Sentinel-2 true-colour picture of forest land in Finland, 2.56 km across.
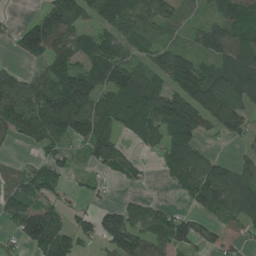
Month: July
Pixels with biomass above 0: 72%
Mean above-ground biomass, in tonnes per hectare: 79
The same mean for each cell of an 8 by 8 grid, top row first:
5 113 94 142 94 60 40 92
58 136 89 98 54 61 87 95
85 90 140 112 106 126 117 113
105 138 123 86 89 133 115 85
24 48 46 110 39 85 22 34
46 80 23 38 19 69 103 87
91 81 26 52 50 20 62 91
45 126 68 102 99 113 61 35
